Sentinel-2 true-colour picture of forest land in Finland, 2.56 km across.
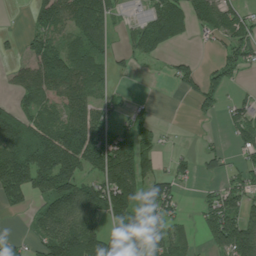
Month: July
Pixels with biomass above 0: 63%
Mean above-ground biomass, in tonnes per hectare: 70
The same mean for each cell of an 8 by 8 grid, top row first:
1 86 107 76 52 86 94 55
21 93 67 34 69 21 9 82
40 103 98 33 7 43 54 22
51 56 87 37 35 0 29 48
117 119 142 133 88 3 11 44
141 125 87 164 115 50 23 47
39 73 140 145 131 48 62 90
29 89 131 51 100 65 60 146
